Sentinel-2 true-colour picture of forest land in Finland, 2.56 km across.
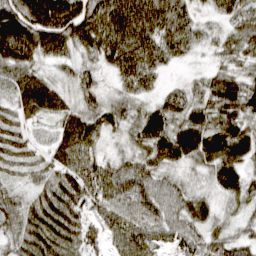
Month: March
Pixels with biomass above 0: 97%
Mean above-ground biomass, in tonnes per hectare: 65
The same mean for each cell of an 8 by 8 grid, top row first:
93 133 118 104 116 105 33 64
111 75 71 93 108 82 33 64
67 40 52 34 81 12 42 52
50 49 57 51 47 60 67 75
56 30 76 24 61 83 75 78
35 48 82 78 77 34 37 57
56 73 60 70 81 66 39 39
56 78 66 48 82 58 64 51
